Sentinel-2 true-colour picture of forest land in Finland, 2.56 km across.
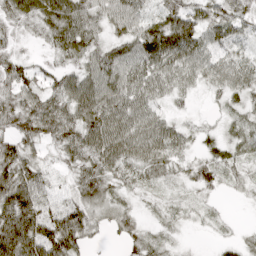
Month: April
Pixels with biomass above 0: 87%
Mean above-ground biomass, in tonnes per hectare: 44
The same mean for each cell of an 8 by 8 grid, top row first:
42 61 64 47 38 63 52 47
19 21 53 42 64 84 47 31
45 27 51 58 59 46 38 48
50 57 60 69 52 16 10 30
48 31 59 69 60 41 27 35
74 27 45 45 36 26 50 29
112 57 58 39 12 20 17 2
99 91 55 11 36 12 5 19
